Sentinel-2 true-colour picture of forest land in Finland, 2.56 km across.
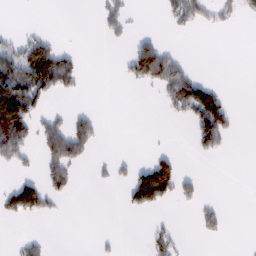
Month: February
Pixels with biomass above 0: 24%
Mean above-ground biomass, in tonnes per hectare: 32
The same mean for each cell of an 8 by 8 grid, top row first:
0 0 0 50 2 45 30 18
39 72 8 4 72 14 0 0
104 105 30 1 66 103 26 0
136 37 22 0 0 29 126 5
109 89 87 0 1 1 56 0
24 59 10 21 91 80 1 0
83 38 0 0 55 10 22 0
9 14 0 7 9 32 11 0
